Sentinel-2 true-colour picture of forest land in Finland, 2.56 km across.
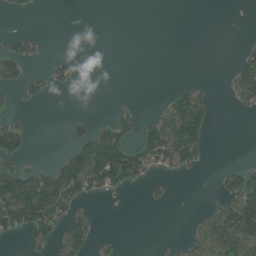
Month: July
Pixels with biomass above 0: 28%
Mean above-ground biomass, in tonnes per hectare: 37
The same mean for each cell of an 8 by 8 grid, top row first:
8 0 0 0 0 0 0 0
34 3 0 0 0 0 0 13
44 37 9 0 0 1 2 53
13 2 3 15 7 103 57 10
78 0 54 127 84 130 38 0
106 86 149 132 54 18 0 68
148 141 28 1 4 2 20 106
13 53 81 7 0 7 77 113
